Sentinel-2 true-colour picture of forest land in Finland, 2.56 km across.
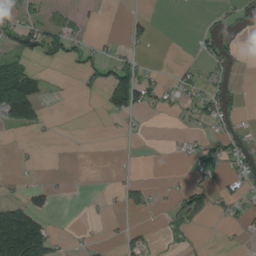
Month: August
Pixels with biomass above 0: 26%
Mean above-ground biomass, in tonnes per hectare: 27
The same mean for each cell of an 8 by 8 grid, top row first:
21 18 10 0 10 1 7 28
49 49 34 13 8 0 41 35
103 17 17 85 45 19 28 13
100 9 0 47 29 15 52 20
3 1 1 0 0 9 34 45
4 1 0 2 2 2 26 37
60 36 0 6 30 30 35 28
233 104 7 3 23 17 2 9
